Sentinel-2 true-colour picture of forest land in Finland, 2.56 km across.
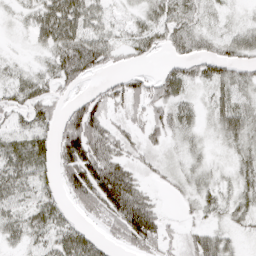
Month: April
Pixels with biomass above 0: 81%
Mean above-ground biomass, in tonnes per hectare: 46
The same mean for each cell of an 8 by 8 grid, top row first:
13 64 68 28 32 66 28 12
5 48 84 45 37 42 29 45
38 50 37 23 34 55 52 39
47 43 84 44 43 45 27 58
59 51 135 84 36 12 12 31
53 30 103 124 29 16 19 27
39 52 36 100 100 7 28 27
28 44 57 28 86 25 57 19
